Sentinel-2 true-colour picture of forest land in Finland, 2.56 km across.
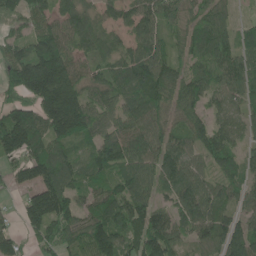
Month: June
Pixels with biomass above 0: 89%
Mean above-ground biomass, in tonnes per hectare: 98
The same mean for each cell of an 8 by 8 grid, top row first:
90 94 96 42 87 65 84 22
86 158 66 55 79 46 101 98
160 296 98 95 126 87 86 105
116 177 176 80 126 68 57 63
165 143 76 103 122 75 88 53
61 152 94 84 100 101 56 71
28 184 87 107 103 76 96 59
67 86 108 145 129 74 75 110
